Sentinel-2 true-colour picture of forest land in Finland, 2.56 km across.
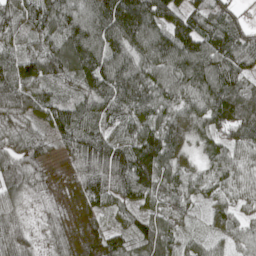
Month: May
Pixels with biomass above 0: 97%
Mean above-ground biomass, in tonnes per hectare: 87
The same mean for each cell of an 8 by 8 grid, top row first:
86 109 105 144 139 93 102 53
53 89 145 107 94 108 122 116
108 84 87 131 102 88 102 82
72 85 84 82 93 74 98 127
59 55 99 109 130 91 69 92
73 52 83 123 149 81 63 66
54 43 71 62 75 65 40 47
78 41 79 78 96 72 51 61
